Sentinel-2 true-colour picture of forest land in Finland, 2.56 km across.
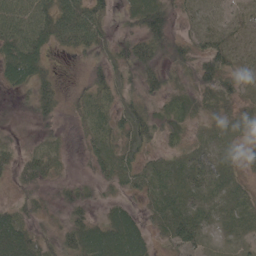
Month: June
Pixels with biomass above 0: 82%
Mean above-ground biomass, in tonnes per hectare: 35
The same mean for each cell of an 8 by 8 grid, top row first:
73 68 93 19 69 28 16 21
79 42 48 34 52 35 41 16
51 31 8 40 33 22 41 29
7 30 21 38 37 27 24 26
13 12 12 42 40 22 23 28
19 22 6 35 40 40 47 30
28 16 29 24 21 49 30 36
78 26 55 69 40 51 20 18
